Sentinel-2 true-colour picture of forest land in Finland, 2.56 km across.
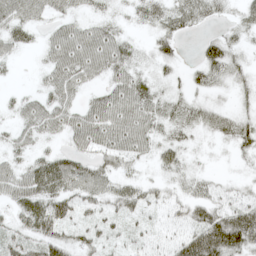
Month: May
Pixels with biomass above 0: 80%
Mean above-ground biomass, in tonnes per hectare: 35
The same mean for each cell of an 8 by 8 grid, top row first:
48 30 22 17 35 46 30 20
28 32 70 56 11 24 40 18
4 30 45 35 29 13 32 23
21 47 39 62 50 31 27 22
27 13 33 49 38 32 8 40
45 68 57 35 11 20 13 10
39 57 33 27 31 21 51 44
35 50 29 21 18 32 101 82
